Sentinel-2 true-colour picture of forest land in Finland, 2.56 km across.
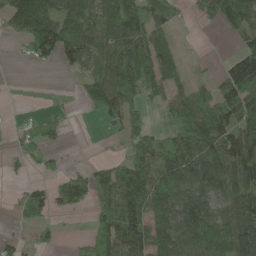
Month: May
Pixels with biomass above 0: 65%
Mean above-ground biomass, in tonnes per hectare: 80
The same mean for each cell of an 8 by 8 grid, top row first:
117 129 89 115 93 35 53 150
8 111 116 101 129 26 1 44
0 0 33 115 108 35 30 184
7 18 7 89 49 79 145 158
21 36 1 4 75 112 124 128
10 24 44 94 125 146 151 117
27 60 33 116 149 146 130 150
24 16 14 119 125 119 168 168
